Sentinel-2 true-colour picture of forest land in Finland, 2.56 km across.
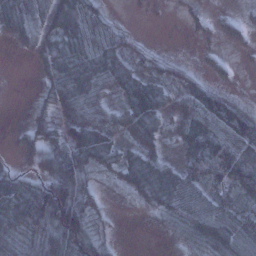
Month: January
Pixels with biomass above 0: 76%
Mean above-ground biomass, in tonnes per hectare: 54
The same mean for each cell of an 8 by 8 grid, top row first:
72 61 91 15 2 3 14 17
12 56 76 59 18 2 8 13
5 40 99 61 58 40 22 3
7 33 61 39 75 38 87 51
27 62 93 51 42 28 102 91
59 90 96 22 84 71 82 103
101 156 132 5 21 73 80 55
63 87 140 19 0 16 77 90
